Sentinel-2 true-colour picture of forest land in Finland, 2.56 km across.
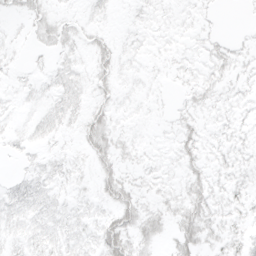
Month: March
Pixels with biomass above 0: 62%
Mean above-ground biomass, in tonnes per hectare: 7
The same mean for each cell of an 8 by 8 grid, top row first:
6 11 4 3 4 4 3 0
3 6 7 11 4 4 7 5
3 5 7 10 4 3 7 5
3 8 8 10 3 4 6 5
5 5 7 15 4 9 6 5
4 8 5 14 6 5 10 6
10 9 6 14 14 12 14 7
7 10 8 23 13 15 11 8
